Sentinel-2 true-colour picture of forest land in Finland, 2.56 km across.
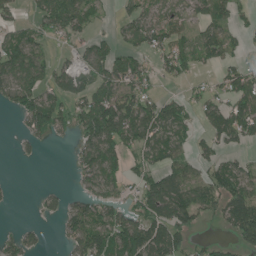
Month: June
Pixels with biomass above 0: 61%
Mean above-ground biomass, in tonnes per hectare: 64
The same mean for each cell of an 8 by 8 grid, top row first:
35 97 86 14 64 46 64 35
90 34 40 58 53 86 84 36
109 70 70 89 56 36 19 95
56 119 69 129 104 72 70 98
13 13 50 95 72 60 43 48
2 0 47 52 57 81 63 78
4 26 66 81 77 131 53 110
45 10 91 116 143 94 21 49
